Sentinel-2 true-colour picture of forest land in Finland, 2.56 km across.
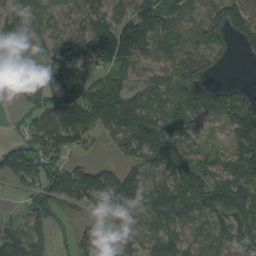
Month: August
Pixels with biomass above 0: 79%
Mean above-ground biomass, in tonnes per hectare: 99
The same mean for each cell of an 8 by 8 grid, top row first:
86 57 103 122 146 112 80 107
90 111 122 191 107 86 87 25
53 72 81 113 72 113 31 9
17 131 176 168 139 97 126 140
67 140 68 48 138 100 32 115
111 151 147 97 98 108 93 150
14 113 54 98 99 132 142 155
113 82 75 57 81 93 93 111
